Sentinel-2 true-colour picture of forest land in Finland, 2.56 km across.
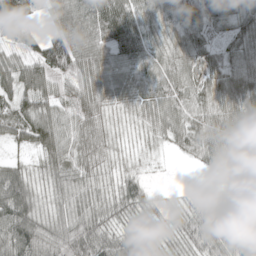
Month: May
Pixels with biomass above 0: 92%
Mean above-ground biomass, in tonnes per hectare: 65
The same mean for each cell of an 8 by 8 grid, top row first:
132 50 105 122 78 83 82 64
46 83 95 76 71 61 49 50
33 30 71 68 81 71 66 81
57 65 53 45 58 70 74 97
36 62 68 42 30 41 87 89
46 53 62 41 28 1 16 34
56 49 62 65 62 40 69 48
102 74 115 84 64 56 79 108
